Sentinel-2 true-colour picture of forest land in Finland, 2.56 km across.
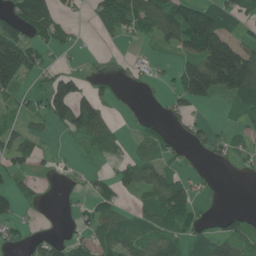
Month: June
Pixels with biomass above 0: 53%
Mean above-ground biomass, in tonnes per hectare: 47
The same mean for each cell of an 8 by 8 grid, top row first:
62 72 9 81 78 110 134 55
118 37 7 3 8 47 131 78
80 43 41 12 13 40 162 139
34 86 110 19 3 29 6 42
49 13 18 30 30 26 39 26
34 12 11 33 54 37 5 7
44 3 14 38 49 90 6 7
23 41 32 71 68 61 63 70
